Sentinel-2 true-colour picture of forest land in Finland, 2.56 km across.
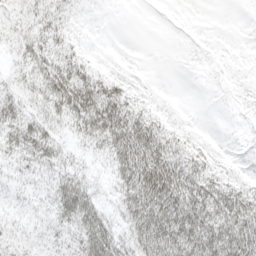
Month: April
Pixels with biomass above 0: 76%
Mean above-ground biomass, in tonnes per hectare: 30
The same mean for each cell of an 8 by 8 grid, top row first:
23 30 9 0 0 0 0 0
21 37 19 1 0 2 4 2
20 48 54 31 4 0 6 7
36 33 58 60 30 7 0 8
41 41 17 45 68 32 13 6
25 30 29 22 71 61 42 19
23 28 63 19 61 66 63 64
31 29 44 51 58 71 66 79
